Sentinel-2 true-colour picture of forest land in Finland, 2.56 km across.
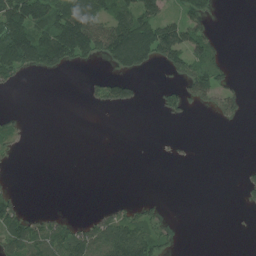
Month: July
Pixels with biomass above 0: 33%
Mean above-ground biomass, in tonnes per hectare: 47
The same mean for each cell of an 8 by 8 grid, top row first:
168 125 169 104 117 52 59 0
197 194 149 162 169 147 88 0
35 4 4 62 11 42 111 9
15 0 0 12 1 45 19 37
24 0 0 0 0 2 0 0
3 0 0 0 0 0 0 11
72 9 0 28 37 0 0 6
104 94 94 123 106 18 0 0
